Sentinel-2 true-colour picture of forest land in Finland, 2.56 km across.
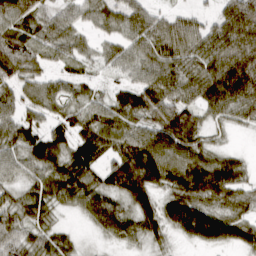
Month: March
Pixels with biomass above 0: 86%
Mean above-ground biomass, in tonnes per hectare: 60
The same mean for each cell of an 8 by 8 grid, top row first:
75 40 40 60 60 37 28 114
80 50 41 38 63 75 79 102
54 35 36 22 61 75 89 120
47 40 51 69 77 94 45 59
61 74 66 56 80 80 37 2
36 59 88 82 102 77 103 50
62 53 44 69 67 76 57 43
64 51 14 34 43 21 63 57
